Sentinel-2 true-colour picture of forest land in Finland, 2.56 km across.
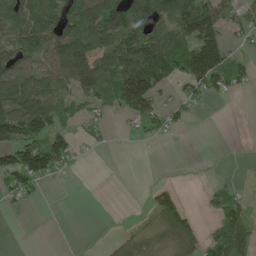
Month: May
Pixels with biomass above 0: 55%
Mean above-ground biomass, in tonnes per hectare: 66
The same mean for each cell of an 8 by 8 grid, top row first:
128 117 132 150 148 120 117 60
100 110 136 130 168 149 140 24
129 101 105 118 200 75 115 61
130 115 44 39 99 38 4 0
109 100 27 7 11 2 0 1
116 69 4 0 0 0 2 5
17 0 0 0 13 84 28 66
0 0 0 12 33 68 55 99
